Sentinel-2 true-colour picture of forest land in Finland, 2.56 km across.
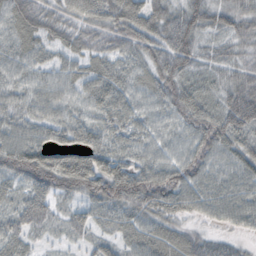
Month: October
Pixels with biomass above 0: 94%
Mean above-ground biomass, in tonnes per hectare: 57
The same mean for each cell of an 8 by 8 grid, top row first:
71 56 59 67 77 62 63 53
53 45 53 50 63 87 36 30
44 44 54 63 49 71 38 48
49 51 45 74 46 61 63 104
64 62 73 60 49 43 67 56
60 95 109 96 68 67 58 62
46 45 37 56 60 58 56 65
48 18 27 39 54 55 35 17
